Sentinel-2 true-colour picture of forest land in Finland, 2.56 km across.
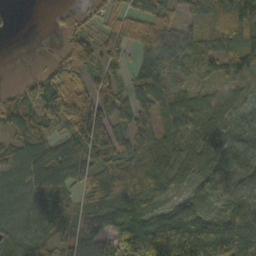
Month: October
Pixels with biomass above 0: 85%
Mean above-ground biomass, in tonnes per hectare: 69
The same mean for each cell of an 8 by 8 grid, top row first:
4 7 31 58 74 55 75 106
0 3 122 96 63 52 53 78
6 72 82 65 68 47 46 51
117 71 187 89 77 88 54 44
67 61 120 129 92 77 51 62
49 74 59 131 113 53 59 63
28 30 41 87 59 60 58 94
46 39 40 49 113 156 123 119
